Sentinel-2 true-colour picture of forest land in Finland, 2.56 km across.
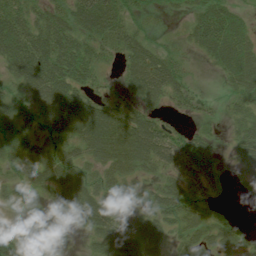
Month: July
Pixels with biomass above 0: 80%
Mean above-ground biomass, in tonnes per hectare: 44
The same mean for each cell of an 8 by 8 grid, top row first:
60 51 68 70 28 11 71 34
73 76 58 38 47 18 59 71
40 77 44 8 61 44 2 53
41 54 63 37 35 14 12 24
47 49 45 73 72 47 30 32
33 59 50 53 33 41 48 19
22 22 69 66 43 70 49 6
33 25 9 57 49 25 44 43
